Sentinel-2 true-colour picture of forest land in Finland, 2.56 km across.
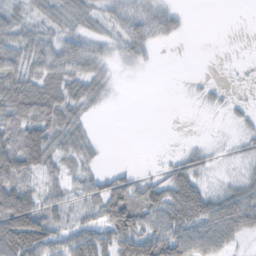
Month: October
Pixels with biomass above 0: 63%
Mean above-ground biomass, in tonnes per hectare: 32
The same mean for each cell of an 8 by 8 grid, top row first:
21 28 35 23 30 18 0 0
44 37 41 16 25 1 0 0
53 46 47 9 1 0 3 1
68 71 27 1 0 0 4 8
74 61 34 0 0 1 6 12
70 23 22 32 14 42 13 17
102 38 27 55 60 75 65 74
101 63 50 53 72 70 60 21
